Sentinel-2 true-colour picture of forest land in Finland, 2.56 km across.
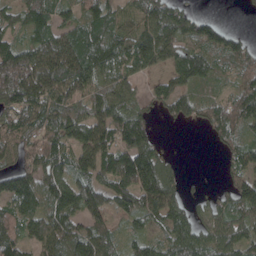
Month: April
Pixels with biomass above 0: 82%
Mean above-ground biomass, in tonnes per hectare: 86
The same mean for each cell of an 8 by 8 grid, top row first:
64 77 63 70 90 85 28 5
106 131 118 101 120 104 108 77
188 128 115 86 37 73 63 70
113 98 75 121 51 65 63 134
82 110 110 107 108 1 15 70
106 98 75 141 172 45 3 72
95 100 110 76 97 86 45 89
84 102 103 64 68 98 77 84
